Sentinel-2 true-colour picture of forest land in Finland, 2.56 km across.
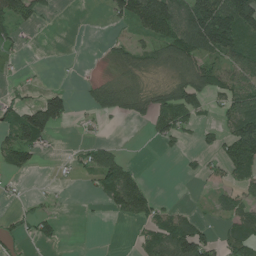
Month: July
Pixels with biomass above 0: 46%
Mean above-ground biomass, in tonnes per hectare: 42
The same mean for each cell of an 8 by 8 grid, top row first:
66 15 0 35 103 100 153 154
17 0 0 18 39 88 83 78
9 2 5 32 26 52 72 63
52 143 8 54 45 92 28 91
69 27 14 18 2 26 20 123
17 1 16 75 16 2 28 45
14 18 1 27 47 17 8 45
36 34 0 0 33 93 44 68
